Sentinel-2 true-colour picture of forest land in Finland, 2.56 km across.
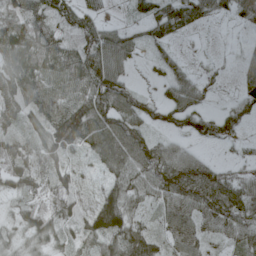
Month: April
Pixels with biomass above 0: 87%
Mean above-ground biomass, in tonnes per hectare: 67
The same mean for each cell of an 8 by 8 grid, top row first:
75 75 64 14 56 98 45 50
107 109 83 97 36 23 7 17
81 91 96 102 6 46 27 40
72 73 126 101 66 80 39 65
76 84 87 104 82 41 35 26
89 79 32 51 75 127 92 45
38 85 45 120 35 80 100 89
38 58 48 76 97 60 41 53
